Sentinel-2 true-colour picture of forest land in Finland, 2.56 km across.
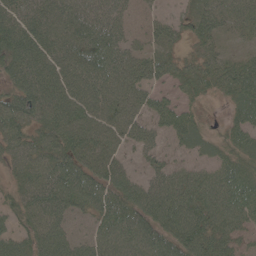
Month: June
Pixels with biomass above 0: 91%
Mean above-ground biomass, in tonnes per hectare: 57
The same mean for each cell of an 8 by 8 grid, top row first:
73 74 63 54 22 25 56 45
95 85 73 69 33 32 41 17
65 84 80 65 47 38 54 88
76 75 75 60 41 48 15 52
57 63 75 49 38 27 33 49
40 64 69 69 31 49 49 62
43 74 46 63 79 90 78 69
55 76 37 60 67 76 80 40
